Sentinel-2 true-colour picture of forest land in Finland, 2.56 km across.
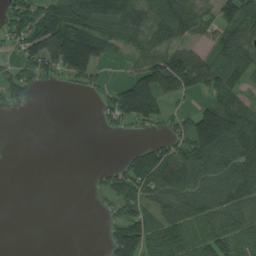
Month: August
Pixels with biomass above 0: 61%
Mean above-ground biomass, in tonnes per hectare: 67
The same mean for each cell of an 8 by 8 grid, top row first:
72 116 130 120 94 120 58 112
47 130 184 56 79 90 53 101
44 25 52 16 135 148 119 80
8 0 0 81 131 31 117 106
0 0 0 0 20 61 168 111
0 0 0 47 88 102 100 102
0 0 0 38 90 83 92 84
0 0 0 74 115 80 92 62
